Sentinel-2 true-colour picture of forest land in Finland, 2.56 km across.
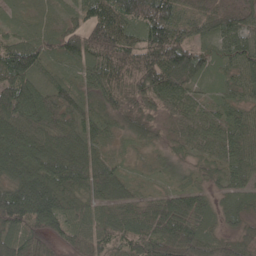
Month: May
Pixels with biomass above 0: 95%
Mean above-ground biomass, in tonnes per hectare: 71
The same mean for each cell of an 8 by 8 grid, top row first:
17 25 48 96 115 82 75 53
90 61 88 134 120 144 50 75
104 37 43 93 110 100 31 54
108 90 54 68 49 47 37 46
115 87 83 22 36 32 57 64
96 115 94 71 10 32 28 48
140 118 54 66 59 97 41 49
89 71 64 63 84 107 52 40
